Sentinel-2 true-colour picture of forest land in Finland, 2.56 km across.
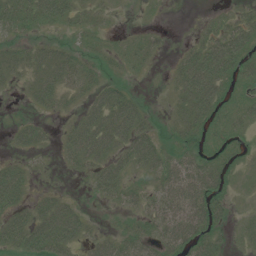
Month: July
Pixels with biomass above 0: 68%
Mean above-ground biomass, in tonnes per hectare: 27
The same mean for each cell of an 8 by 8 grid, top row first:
47 39 22 6 3 0 7 19
23 23 16 13 16 6 42 41
16 41 27 15 4 25 68 31
2 13 24 59 24 21 42 26
16 10 56 47 43 26 23 17
33 2 11 38 19 51 49 11
34 39 16 8 26 59 52 4
40 62 29 30 35 50 40 11
